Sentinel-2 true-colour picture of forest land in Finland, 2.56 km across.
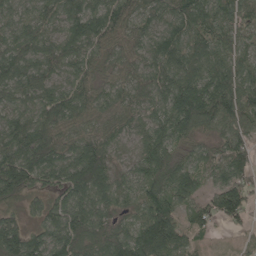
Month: May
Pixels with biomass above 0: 95%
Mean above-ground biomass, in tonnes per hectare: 94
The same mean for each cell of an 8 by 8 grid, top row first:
70 76 121 106 64 89 104 88
95 90 98 73 74 96 94 65
106 89 84 66 86 126 127 102
84 103 90 71 77 146 126 109
130 119 97 61 82 79 57 80
179 99 182 101 95 107 66 73
53 72 107 78 84 76 60 105
130 102 147 124 147 114 21 16
